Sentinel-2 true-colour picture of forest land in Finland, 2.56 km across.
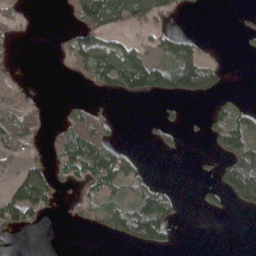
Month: May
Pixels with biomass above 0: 38%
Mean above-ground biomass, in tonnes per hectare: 40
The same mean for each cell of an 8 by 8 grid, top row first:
26 0 66 94 85 27 1 8
12 1 64 57 38 64 10 4
19 0 17 72 94 118 64 0
60 18 56 10 0 13 28 51
61 26 128 51 6 18 24 85
46 78 54 87 28 0 7 134
123 44 32 51 91 32 17 31
6 0 0 20 78 11 0 0
